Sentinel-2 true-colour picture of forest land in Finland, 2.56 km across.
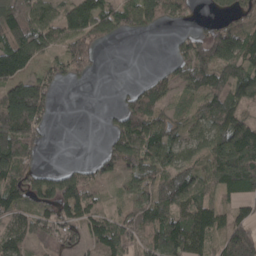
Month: April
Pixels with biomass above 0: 72%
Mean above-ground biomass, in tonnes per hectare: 88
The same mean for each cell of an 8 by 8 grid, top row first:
128 73 118 117 125 76 21 66
134 74 106 12 0 44 120 137
90 70 33 1 28 76 95 110
209 68 0 31 108 42 80 79
176 19 0 90 130 87 98 177
107 69 80 48 104 125 102 190
91 85 120 34 91 119 98 52
90 73 71 133 91 140 73 181
